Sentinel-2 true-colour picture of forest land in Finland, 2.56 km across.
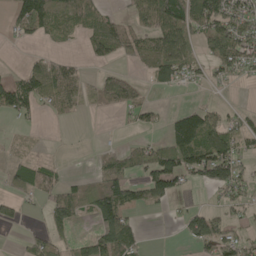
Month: May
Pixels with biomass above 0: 54%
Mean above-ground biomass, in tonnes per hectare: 56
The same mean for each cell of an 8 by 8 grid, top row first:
73 121 92 37 82 100 124 110
7 17 13 71 68 86 50 113
50 114 60 64 25 53 35 34
52 22 24 24 48 35 62 31
6 3 2 13 43 110 127 55
56 46 17 87 75 113 92 71
38 47 54 116 37 14 39 37
8 76 35 117 30 5 81 69
